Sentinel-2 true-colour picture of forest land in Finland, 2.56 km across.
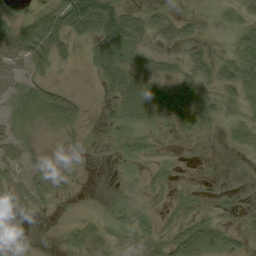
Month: September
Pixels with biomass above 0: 55%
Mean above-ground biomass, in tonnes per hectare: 21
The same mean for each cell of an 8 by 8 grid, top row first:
14 46 86 66 29 19 7 18
59 46 10 70 32 19 13 25
31 23 1 39 34 29 23 34
30 51 21 18 42 43 27 13
32 10 6 7 15 4 3 12
19 22 4 0 7 7 3 1
9 7 0 6 8 14 10 6
0 0 16 9 14 31 40 13
